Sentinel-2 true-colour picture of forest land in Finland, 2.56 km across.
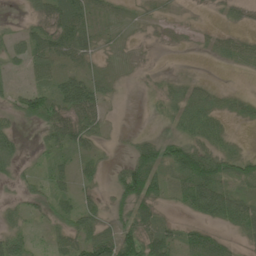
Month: June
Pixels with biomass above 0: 61%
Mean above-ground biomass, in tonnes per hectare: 29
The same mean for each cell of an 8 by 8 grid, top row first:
2 49 56 12 6 4 3 12
21 53 46 6 3 5 16 33
3 38 39 12 3 17 12 2
24 56 61 4 2 35 43 22
23 27 36 6 36 41 36 8
17 26 20 18 96 44 84 38
16 20 30 24 46 13 56 46
34 16 43 75 66 29 49 17
